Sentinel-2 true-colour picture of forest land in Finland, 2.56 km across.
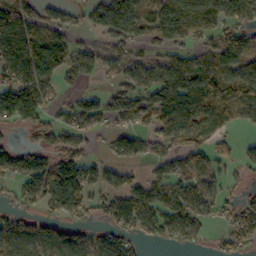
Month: October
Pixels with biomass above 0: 69%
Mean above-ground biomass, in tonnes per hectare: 81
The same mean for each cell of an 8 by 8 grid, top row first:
130 61 40 123 96 124 112 103
131 105 49 62 40 62 58 124
77 73 46 33 72 112 117 121
184 71 98 69 79 141 125 100
34 67 52 44 61 81 67 28
80 115 110 55 41 90 73 26
42 54 73 86 109 106 65 70
118 111 89 91 39 57 24 68
